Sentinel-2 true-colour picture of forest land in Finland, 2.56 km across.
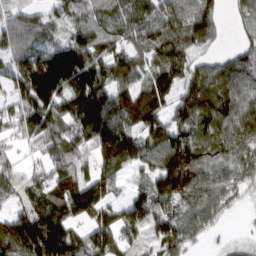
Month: March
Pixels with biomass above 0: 86%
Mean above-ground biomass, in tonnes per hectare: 95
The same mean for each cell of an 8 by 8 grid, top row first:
62 46 75 70 104 107 91 52
76 62 139 82 86 95 35 45
94 178 145 104 66 83 105 91
82 124 153 146 160 78 78 96
40 98 89 176 112 145 84 100
65 94 94 77 50 181 87 77
56 124 144 77 130 64 75 16
173 222 109 119 73 108 18 13
